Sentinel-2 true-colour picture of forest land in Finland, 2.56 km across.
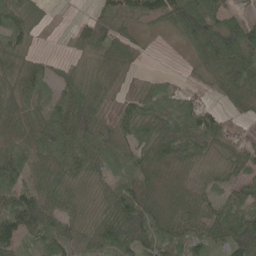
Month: May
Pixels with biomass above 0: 86%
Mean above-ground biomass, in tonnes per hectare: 59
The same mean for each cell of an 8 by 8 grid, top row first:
50 21 16 75 39 73 87 41
46 2 47 93 35 3 84 128
75 40 33 40 18 14 33 77
59 53 94 36 67 70 57 26
65 82 98 77 65 86 55 55
62 59 53 55 69 54 22 42
92 81 33 67 99 60 52 68
73 68 64 87 79 61 56 109
